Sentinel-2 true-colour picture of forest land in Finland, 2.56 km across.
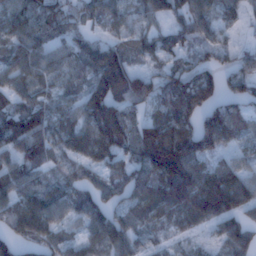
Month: January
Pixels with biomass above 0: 84%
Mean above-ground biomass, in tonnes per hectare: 81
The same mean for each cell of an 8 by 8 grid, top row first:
88 102 60 56 57 67 70 42
76 76 76 94 57 65 61 38
58 49 54 150 81 82 78 77
90 74 85 129 48 106 92 62
103 83 95 137 176 160 112 45
70 51 54 60 91 173 101 92
75 87 66 59 82 95 131 100
60 65 51 102 48 36 25 89
